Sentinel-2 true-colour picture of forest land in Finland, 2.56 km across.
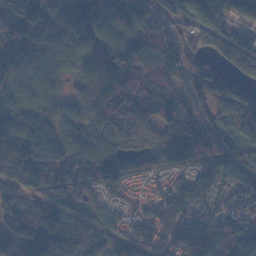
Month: November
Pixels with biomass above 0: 94%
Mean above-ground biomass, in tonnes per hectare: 110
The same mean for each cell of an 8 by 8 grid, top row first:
99 129 166 148 153 123 175 82
90 105 103 142 114 120 115 173
132 105 105 226 94 79 161 110
152 101 97 193 139 107 73 121
137 103 120 141 127 148 112 96
107 137 126 101 60 58 92 103
84 100 59 45 41 75 51 67
126 110 73 62 78 59 96 139
